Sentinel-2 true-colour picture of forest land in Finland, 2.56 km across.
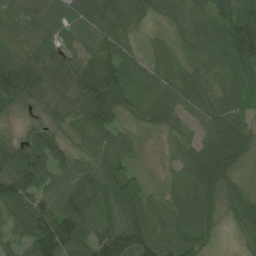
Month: July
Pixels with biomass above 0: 95%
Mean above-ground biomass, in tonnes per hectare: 74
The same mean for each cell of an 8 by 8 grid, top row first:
69 78 77 99 48 56 87 101
70 65 62 79 25 38 73 117
141 67 82 116 54 66 58 77
23 27 68 120 55 58 68 65
47 71 42 73 16 35 70 86
120 77 82 94 35 42 111 42
93 95 114 96 96 68 99 71
56 143 97 132 106 89 45 22
